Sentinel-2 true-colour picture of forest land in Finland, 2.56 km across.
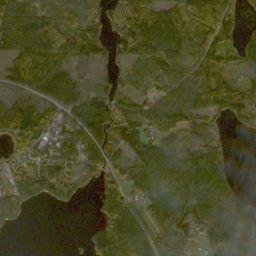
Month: October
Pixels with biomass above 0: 77%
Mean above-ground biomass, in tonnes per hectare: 83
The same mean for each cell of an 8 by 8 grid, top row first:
105 105 109 73 123 114 120 66
92 115 105 60 120 168 148 72
48 105 39 37 76 109 131 50
64 48 101 114 112 134 68 79
58 64 75 112 155 131 95 0
90 104 40 71 115 113 106 8
70 15 9 102 85 92 76 100
2 0 9 107 72 85 68 95
